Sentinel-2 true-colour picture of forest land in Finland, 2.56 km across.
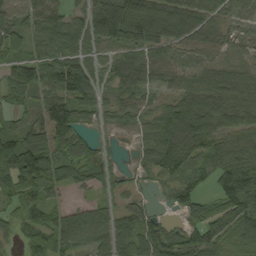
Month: September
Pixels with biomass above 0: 85%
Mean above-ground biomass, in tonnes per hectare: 80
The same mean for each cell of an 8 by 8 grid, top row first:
65 80 49 159 153 132 78 68
87 77 75 74 100 72 67 34
84 77 104 48 71 65 90 92
44 95 74 49 45 117 137 115
107 103 78 16 54 150 84 67
123 131 71 40 21 59 36 119
67 78 40 38 40 43 63 114
35 109 75 95 91 80 105 101
